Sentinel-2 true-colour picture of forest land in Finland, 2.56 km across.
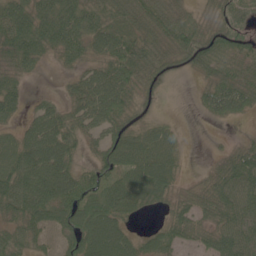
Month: June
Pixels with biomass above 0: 83%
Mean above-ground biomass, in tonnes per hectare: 57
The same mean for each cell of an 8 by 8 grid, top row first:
83 80 95 52 62 49 35 52
84 60 65 83 68 57 58 41
44 2 48 93 54 9 37 57
34 55 64 78 22 3 32 45
63 97 40 69 72 37 2 21
90 105 71 64 92 38 26 80
66 78 100 81 33 38 52 72
49 24 97 102 37 43 45 81
